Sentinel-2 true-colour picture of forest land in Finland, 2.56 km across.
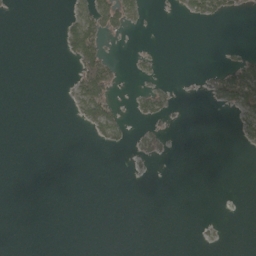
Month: May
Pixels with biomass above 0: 13%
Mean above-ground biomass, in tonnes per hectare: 9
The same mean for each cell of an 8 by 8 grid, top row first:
1 0 35 44 13 4 39 12
0 0 87 3 3 0 0 2
0 0 50 45 8 2 16 70
0 0 25 43 24 5 1 28
0 0 0 16 14 1 0 8
0 0 0 0 2 0 0 0
0 0 0 0 0 0 0 0
0 0 0 0 0 0 2 0
